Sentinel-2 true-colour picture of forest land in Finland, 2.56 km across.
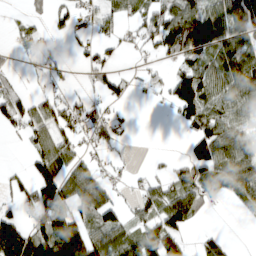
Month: March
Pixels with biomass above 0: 57%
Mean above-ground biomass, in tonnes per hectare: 56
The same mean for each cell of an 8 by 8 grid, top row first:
10 28 32 39 49 108 112 131
17 13 22 21 26 91 99 99
17 19 9 45 20 84 89 111
66 55 58 17 0 54 102 78
3 66 30 38 0 0 118 78
19 88 81 23 15 38 61 104
30 76 69 76 46 96 22 28
142 120 137 87 80 74 32 0
